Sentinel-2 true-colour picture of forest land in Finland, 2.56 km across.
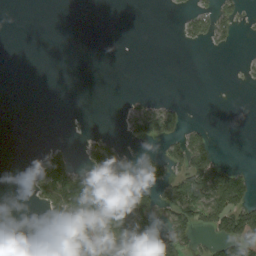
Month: September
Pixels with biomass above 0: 28%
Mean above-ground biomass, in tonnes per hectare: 31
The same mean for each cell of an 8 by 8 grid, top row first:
0 0 0 0 0 4 32 22
0 0 0 0 0 2 9 4
0 0 0 0 0 0 0 3
0 0 1 0 57 43 0 0
0 11 9 35 27 45 46 0
0 80 57 83 49 44 104 44
19 56 123 72 82 89 95 89
16 17 96 105 101 72 23 103
